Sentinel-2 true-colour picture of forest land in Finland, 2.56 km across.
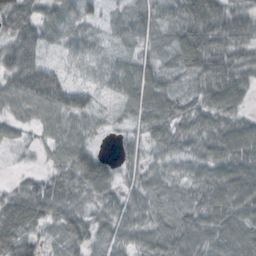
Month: October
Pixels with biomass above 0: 92%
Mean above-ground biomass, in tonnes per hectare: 46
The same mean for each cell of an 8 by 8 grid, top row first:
89 45 44 14 42 41 77 42
72 28 35 17 30 54 71 34
66 66 11 30 63 27 57 49
33 53 51 16 66 46 57 38
18 19 46 8 36 43 53 72
10 28 68 53 40 35 52 71
63 59 38 45 39 28 64 65
68 21 46 45 42 57 55 77
